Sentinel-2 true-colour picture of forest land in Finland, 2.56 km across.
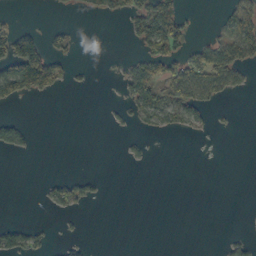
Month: October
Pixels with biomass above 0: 21%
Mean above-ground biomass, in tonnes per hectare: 20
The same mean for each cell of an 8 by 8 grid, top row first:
9 1 6 20 65 56 1 55
107 40 6 0 33 46 41 58
98 78 5 2 69 77 59 20
2 0 0 6 47 45 22 1
39 0 0 0 8 0 0 0
0 5 21 0 0 0 0 0
0 11 18 0 0 0 0 0
45 14 12 0 0 0 0 20
